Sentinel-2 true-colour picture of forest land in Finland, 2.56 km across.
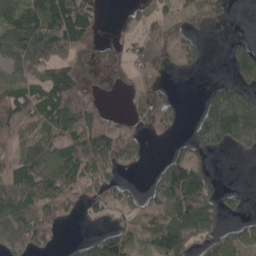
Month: April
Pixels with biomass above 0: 65%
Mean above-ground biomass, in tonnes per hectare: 92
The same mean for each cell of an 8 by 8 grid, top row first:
119 146 162 6 55 65 83 3
189 176 120 43 70 101 19 49
97 98 110 35 71 9 12 65
143 124 158 46 98 58 124 188
94 111 130 153 62 31 125 112
120 126 122 87 12 166 70 0
125 121 63 78 60 148 134 27
122 75 40 106 60 170 97 81
